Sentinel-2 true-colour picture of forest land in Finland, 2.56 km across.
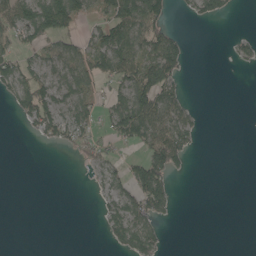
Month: May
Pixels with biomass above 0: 40%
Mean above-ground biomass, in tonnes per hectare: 37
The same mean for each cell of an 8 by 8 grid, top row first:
88 139 60 76 118 12 40 3
52 54 43 109 80 59 0 28
74 43 63 59 109 56 0 0
29 69 52 54 96 57 3 0
0 22 49 36 61 91 0 0
0 0 1 30 95 26 0 0
0 0 0 37 71 14 0 0
0 0 0 28 72 0 0 0
